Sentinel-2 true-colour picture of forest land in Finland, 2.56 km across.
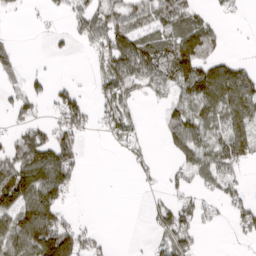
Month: April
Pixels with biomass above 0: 54%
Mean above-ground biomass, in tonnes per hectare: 62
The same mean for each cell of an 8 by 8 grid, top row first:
6 18 58 90 84 99 32 11
22 13 19 119 101 107 59 3
20 32 6 87 73 86 146 116
57 29 86 73 9 66 85 118
85 119 57 19 28 71 81 106
159 150 28 0 15 36 70 40
121 134 7 0 14 88 34 54
125 157 99 16 5 99 2 16
